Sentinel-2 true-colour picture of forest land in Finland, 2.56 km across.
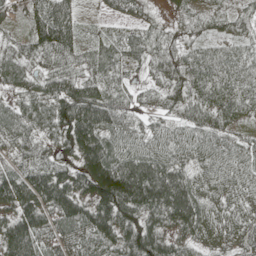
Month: May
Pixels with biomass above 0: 96%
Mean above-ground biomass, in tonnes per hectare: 90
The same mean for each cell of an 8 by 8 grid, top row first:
44 122 41 41 46 34 44 55
49 107 61 74 73 59 50 48
74 81 88 71 37 78 91 82
66 97 154 102 49 61 74 68
68 54 162 98 73 74 78 59
106 131 132 220 185 115 72 77
127 130 141 175 143 162 83 76
165 87 86 106 145 76 67 79
